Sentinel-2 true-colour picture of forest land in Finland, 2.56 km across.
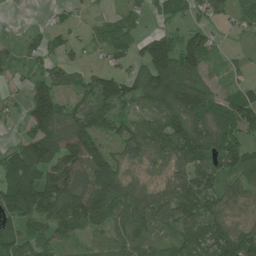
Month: July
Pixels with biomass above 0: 74%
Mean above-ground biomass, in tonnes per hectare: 68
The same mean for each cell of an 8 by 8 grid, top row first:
2 4 10 17 23 42 39 22
25 32 21 47 65 104 81 4
17 74 44 85 91 149 35 17
17 127 70 78 63 117 90 93
34 141 134 42 82 112 96 66
97 123 98 88 19 59 97 65
144 119 121 78 72 102 79 30
89 66 30 42 84 55 96 90
